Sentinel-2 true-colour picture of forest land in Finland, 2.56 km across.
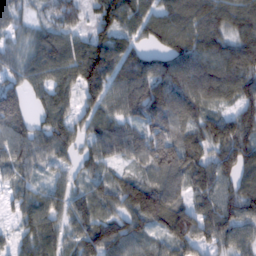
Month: February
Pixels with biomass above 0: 90%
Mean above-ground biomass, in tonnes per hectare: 87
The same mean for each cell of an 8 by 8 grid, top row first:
74 49 69 108 87 106 120 105
62 114 83 98 55 103 112 113
75 90 109 91 102 114 125 101
127 80 70 66 102 96 65 77
101 91 68 94 83 102 92 122
52 36 55 48 60 110 94 97
42 88 72 62 144 112 89 95
46 85 93 105 56 103 69 68
